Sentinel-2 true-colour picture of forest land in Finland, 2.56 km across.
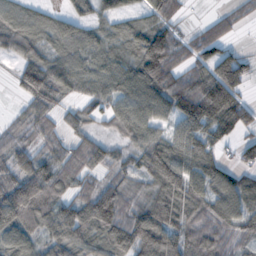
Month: October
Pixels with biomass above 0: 82%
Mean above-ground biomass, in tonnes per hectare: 76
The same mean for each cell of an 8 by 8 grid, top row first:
67 48 35 40 47 50 17 34
63 56 78 59 116 90 77 23
40 94 67 81 117 95 136 97
18 51 49 58 74 95 153 92
55 55 56 38 68 82 82 50
82 95 72 49 63 116 100 62
140 90 89 116 79 110 88 97
79 67 86 90 125 103 93 54
